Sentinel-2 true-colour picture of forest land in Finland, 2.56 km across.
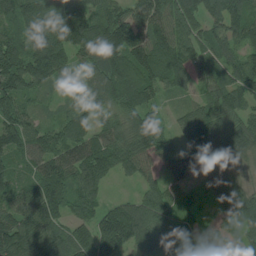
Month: July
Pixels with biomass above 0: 93%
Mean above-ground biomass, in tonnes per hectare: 97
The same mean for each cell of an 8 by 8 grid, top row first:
123 166 153 109 116 106 86 98
107 191 140 167 115 114 83 76
124 85 51 133 113 82 58 94
97 27 73 75 99 31 91 83
97 89 105 100 116 51 162 133
60 108 106 59 63 57 79 47
104 147 82 72 110 73 36 115
148 112 94 132 92 107 33 68
